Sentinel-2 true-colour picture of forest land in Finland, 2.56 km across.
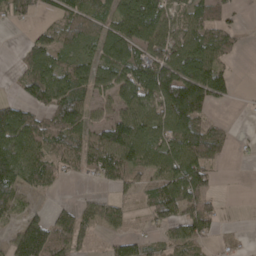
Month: April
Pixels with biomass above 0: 65%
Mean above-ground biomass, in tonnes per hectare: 64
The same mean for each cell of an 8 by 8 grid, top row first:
26 22 71 67 131 47 57 10
11 87 66 100 86 79 99 16
24 119 84 99 133 132 126 6
78 72 84 53 81 124 38 1
107 91 75 115 93 85 89 4
98 68 24 58 52 97 53 0
51 23 43 48 23 79 65 1
74 125 55 30 32 56 39 11
